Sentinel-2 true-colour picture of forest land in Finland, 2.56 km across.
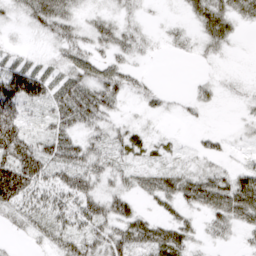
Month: March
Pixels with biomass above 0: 70%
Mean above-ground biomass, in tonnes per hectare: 30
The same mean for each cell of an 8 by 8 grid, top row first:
15 57 21 19 8 4 49 31
6 11 29 33 11 7 18 3
75 36 39 36 11 0 11 10
51 24 54 23 12 7 7 8
89 40 42 36 26 9 18 7
114 45 57 35 25 38 35 34
45 47 48 45 12 26 39 57
4 25 43 50 45 45 13 10
